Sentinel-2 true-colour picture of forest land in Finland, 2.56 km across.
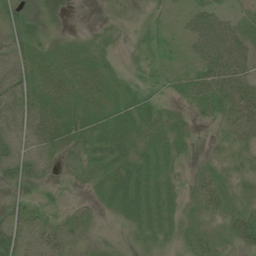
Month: July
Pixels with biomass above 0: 80%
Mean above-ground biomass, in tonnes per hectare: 26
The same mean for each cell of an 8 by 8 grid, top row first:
30 35 0 9 10 14 51 23
30 26 23 18 19 11 58 51
38 33 28 24 20 18 41 51
23 32 28 29 36 18 22 32
22 26 33 40 27 24 7 16
41 22 21 36 33 18 22 19
28 19 14 19 40 31 20 23
45 24 13 7 27 24 22 35
